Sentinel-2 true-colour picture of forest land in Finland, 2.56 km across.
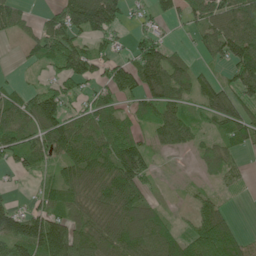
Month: June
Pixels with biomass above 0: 75%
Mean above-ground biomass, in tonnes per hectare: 70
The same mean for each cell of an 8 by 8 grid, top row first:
59 33 125 97 23 41 73 85
6 87 69 34 77 20 47 117
11 32 94 70 100 92 40 107
94 101 46 75 61 72 58 74
106 102 108 103 52 59 35 46
25 36 100 107 69 3 22 18
56 84 65 94 94 9 51 2
139 187 108 96 108 83 130 63
